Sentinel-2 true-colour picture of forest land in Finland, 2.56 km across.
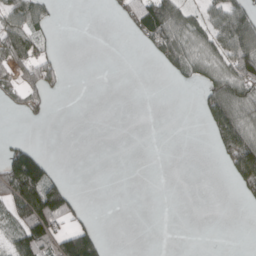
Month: April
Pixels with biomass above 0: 33%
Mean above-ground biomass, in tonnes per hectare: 45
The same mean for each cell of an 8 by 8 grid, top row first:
75 44 0 12 126 102 56 100
105 29 0 0 22 97 70 132
52 77 0 0 0 21 57 115
13 25 0 0 0 0 76 107
34 1 0 0 0 0 12 181
180 91 0 0 0 0 0 142
119 189 29 0 0 0 0 4
80 119 166 4 0 0 0 0
